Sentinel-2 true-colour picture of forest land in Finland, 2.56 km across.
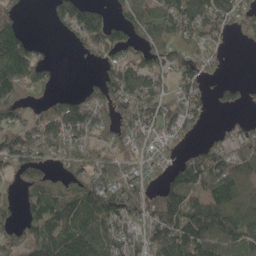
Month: May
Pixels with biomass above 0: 72%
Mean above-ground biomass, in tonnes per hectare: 110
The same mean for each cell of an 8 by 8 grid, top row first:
59 19 144 51 118 162 154 110
151 19 41 113 91 122 98 7
166 64 6 110 117 100 52 22
112 103 128 107 151 124 49 25
149 137 105 93 93 65 56 101
93 81 89 143 89 112 155 103
59 158 175 191 161 202 161 126
106 158 210 150 120 205 172 129
